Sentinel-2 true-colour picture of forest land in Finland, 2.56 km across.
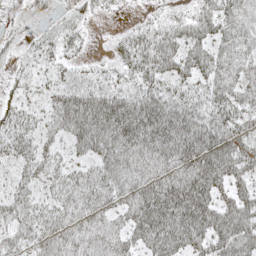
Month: May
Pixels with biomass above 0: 86%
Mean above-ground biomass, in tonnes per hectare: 48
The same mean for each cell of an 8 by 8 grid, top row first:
19 20 19 7 9 24 58 59
11 25 19 17 62 64 62 47
18 20 16 18 41 48 48 41
40 31 83 83 84 73 48 48
48 27 44 69 73 88 78 50
31 34 35 53 52 67 87 49
44 31 48 41 82 104 74 62
35 44 45 45 55 81 62 71
